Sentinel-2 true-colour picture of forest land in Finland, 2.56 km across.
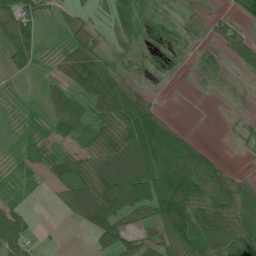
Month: July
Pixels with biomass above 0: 71%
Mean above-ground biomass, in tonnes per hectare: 46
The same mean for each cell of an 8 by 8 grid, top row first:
89 20 21 32 19 4 10 33
67 9 57 14 8 1 12 55
9 17 77 69 10 2 12 7
9 40 47 75 97 3 0 3
18 32 42 70 120 121 14 12
26 28 72 88 101 146 97 23
34 3 79 108 76 125 86 82
67 2 0 78 26 76 88 84
